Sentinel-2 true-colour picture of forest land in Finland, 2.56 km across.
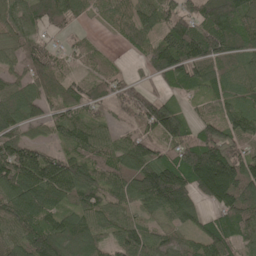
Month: May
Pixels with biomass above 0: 89%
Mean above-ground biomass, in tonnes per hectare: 105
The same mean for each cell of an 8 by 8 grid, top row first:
90 102 49 63 88 99 143 141
80 65 45 14 62 176 166 119
70 99 58 69 44 92 102 76
121 67 77 54 125 93 55 103
129 66 111 69 99 117 179 120
163 163 137 96 141 160 230 184
143 110 104 79 73 141 62 172
99 154 158 70 101 61 92 96
